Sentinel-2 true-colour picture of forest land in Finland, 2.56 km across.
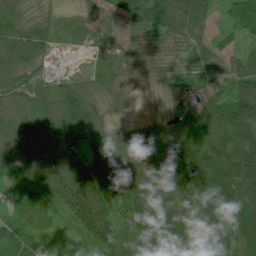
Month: July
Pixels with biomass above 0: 96%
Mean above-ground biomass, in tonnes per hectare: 103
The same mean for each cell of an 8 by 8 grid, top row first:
96 51 43 62 111 128 61 112
165 84 32 56 67 67 57 43
112 56 44 85 58 66 43 103
121 133 133 45 26 52 78 126
149 134 109 116 117 182 159 150
104 138 156 153 145 166 203 173
71 70 110 98 135 132 127 133
116 60 41 80 122 163 136 119
